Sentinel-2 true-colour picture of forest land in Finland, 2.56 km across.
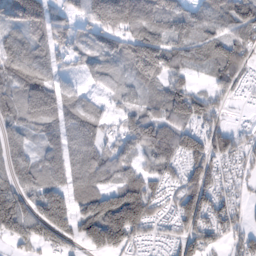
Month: February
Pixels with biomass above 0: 87%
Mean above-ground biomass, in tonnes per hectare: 91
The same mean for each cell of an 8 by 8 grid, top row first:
142 123 63 150 143 114 91 131
94 88 51 93 162 90 92 84
105 87 35 61 86 77 43 50
93 128 109 39 92 128 96 3
68 81 122 60 118 112 106 63
98 106 117 72 75 48 97 38
152 178 100 168 126 67 79 32
80 95 79 148 37 48 70 49
